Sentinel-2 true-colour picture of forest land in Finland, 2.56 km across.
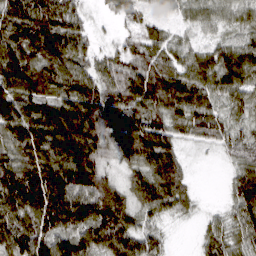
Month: March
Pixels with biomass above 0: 92%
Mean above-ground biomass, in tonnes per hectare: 88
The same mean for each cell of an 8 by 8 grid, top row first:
108 114 54 28 43 45 61 58
121 127 69 31 64 60 59 82
116 91 97 79 110 97 95 100
115 121 142 103 84 79 83 46
112 150 159 75 112 63 45 58
141 150 134 45 86 98 0 67
129 168 148 125 77 70 12 88
117 115 96 112 81 6 57 74
